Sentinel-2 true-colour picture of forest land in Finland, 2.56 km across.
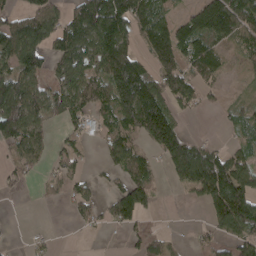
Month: April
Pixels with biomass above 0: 61%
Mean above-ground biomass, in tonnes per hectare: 78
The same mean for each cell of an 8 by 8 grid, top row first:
62 111 101 196 113 55 185 146
147 90 131 161 57 145 100 52
134 68 107 135 152 125 56 11
181 78 72 95 205 66 14 39
77 39 36 61 51 140 42 33
36 31 37 24 78 75 175 109
1 3 49 60 69 4 64 140
3 15 2 1 44 14 44 66
